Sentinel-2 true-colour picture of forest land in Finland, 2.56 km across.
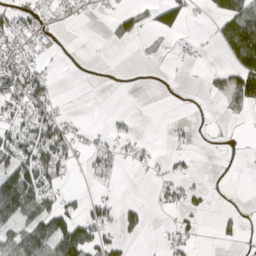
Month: April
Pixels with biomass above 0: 35%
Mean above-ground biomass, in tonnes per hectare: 35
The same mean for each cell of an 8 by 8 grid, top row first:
48 27 13 25 34 68 22 129
39 12 0 7 10 7 6 153
65 39 1 0 0 1 17 104
51 49 3 5 0 0 2 24
88 99 24 27 15 9 4 7
113 74 6 30 6 27 5 3
128 63 26 33 28 31 17 8
73 96 120 39 13 35 0 17
